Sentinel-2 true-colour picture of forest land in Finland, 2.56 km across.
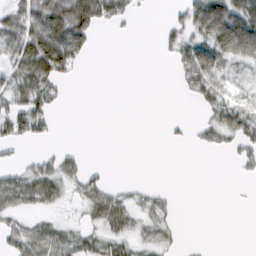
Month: February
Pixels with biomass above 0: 45%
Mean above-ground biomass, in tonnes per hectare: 26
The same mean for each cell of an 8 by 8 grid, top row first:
42 81 84 46 2 12 106 76
56 96 44 0 0 38 61 83
48 56 4 0 0 9 59 10
48 34 0 0 0 0 23 36
27 7 2 0 0 4 19 33
29 41 26 1 0 0 0 5
30 16 10 41 17 8 0 0
37 55 39 30 16 7 0 0
